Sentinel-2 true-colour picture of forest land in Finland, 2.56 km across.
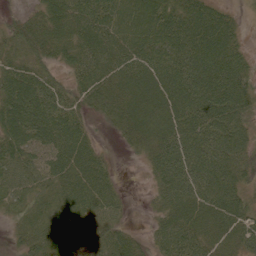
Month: June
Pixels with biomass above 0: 91%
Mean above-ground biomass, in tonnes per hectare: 65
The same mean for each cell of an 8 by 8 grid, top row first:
25 68 79 90 98 84 81 19
65 74 72 84 74 80 89 43
89 63 54 71 72 74 77 78
92 88 49 65 77 76 81 74
76 69 71 8 57 79 83 62
70 58 78 36 11 81 86 53
42 48 77 55 9 72 83 65
27 73 57 65 25 68 64 69
